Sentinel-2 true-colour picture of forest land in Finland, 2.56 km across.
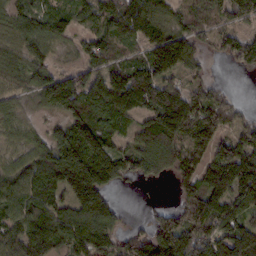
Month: February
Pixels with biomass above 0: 83%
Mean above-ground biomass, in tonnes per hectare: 100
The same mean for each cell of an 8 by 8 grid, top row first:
83 86 61 102 114 58 58 78
72 72 49 87 74 164 42 118
63 95 78 117 158 62 39 2
62 46 125 130 107 172 126 42
53 99 178 87 90 101 109 98
83 138 189 115 60 84 122 168
103 120 158 98 14 76 156 111
93 129 137 96 116 162 138 178
